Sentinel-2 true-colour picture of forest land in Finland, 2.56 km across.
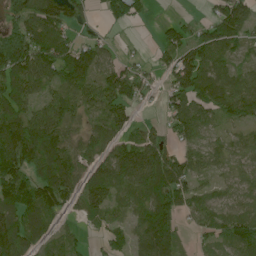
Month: June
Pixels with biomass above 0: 78%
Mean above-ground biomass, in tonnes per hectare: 76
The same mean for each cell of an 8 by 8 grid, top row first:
65 118 53 50 28 13 27 101
138 131 72 22 7 88 106 44
111 73 112 100 45 80 91 55
99 76 58 86 12 65 67 82
187 134 56 69 98 48 58 50
112 114 81 110 128 90 39 58
107 90 52 56 83 82 63 71
120 48 32 47 87 65 42 113
